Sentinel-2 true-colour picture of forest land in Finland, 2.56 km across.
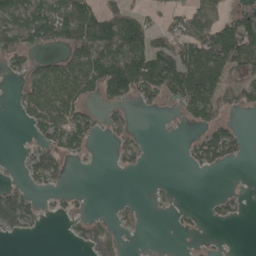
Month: May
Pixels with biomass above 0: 46%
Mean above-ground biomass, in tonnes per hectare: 52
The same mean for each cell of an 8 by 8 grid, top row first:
87 97 109 86 52 46 70 106
75 36 112 94 101 103 130 178
16 100 114 163 133 144 132 54
14 94 66 26 13 22 95 26
2 53 50 22 24 2 102 40
5 66 0 1 3 1 5 0
88 10 9 9 11 13 9 15
7 0 35 48 2 1 4 0
